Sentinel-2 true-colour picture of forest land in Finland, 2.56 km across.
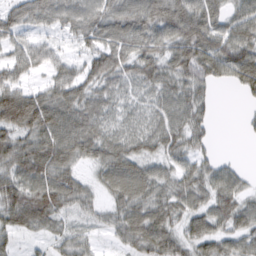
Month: February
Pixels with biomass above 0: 86%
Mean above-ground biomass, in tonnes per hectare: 57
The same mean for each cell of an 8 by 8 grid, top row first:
56 63 71 77 101 107 78 51
50 40 32 70 67 74 85 82
56 38 64 59 54 60 49 54
135 97 75 42 36 61 29 5
70 82 75 58 47 50 28 2
63 73 35 60 60 51 49 29
75 79 35 37 65 56 55 56
22 27 31 19 72 58 59 50
